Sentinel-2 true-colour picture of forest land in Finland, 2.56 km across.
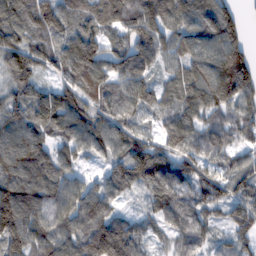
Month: February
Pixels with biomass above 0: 92%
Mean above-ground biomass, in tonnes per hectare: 107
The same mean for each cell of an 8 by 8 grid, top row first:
124 141 100 117 144 100 120 62
127 105 147 87 139 97 117 103
101 52 125 94 88 90 141 164
109 133 119 102 63 93 91 96
129 85 102 101 94 98 96 70
144 122 57 84 122 115 103 108
184 121 122 68 47 113 107 133
140 110 101 172 75 82 63 78
